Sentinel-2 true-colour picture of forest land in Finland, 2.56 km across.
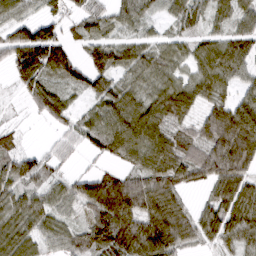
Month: March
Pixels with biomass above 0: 85%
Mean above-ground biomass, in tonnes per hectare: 73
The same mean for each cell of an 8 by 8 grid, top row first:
46 44 48 53 52 57 54 55
98 133 36 72 60 51 66 74
45 61 56 66 59 62 77 50
6 67 33 81 84 92 62 108
32 17 42 86 106 80 94 159
105 52 44 63 92 95 92 110
90 72 54 151 120 89 67 100
86 52 49 97 145 111 56 76
